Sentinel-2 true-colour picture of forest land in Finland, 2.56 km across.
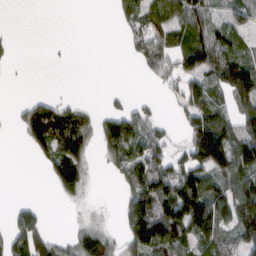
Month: March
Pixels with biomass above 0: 54%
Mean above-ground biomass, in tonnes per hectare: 69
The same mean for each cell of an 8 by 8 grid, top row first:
0 0 0 18 76 93 81 62
10 2 0 0 97 96 132 59
1 0 0 0 17 62 91 173
27 115 56 54 47 25 134 86
7 121 104 101 99 22 222 122
0 39 98 19 126 112 108 114
37 7 10 2 168 149 154 149
107 90 69 39 143 105 92 90
